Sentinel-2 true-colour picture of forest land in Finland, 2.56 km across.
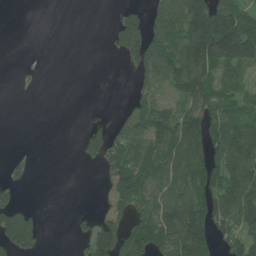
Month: June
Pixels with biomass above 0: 52%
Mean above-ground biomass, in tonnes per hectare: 66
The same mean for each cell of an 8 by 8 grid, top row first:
0 0 0 11 53 131 183 172
0 0 0 27 137 120 179 181
4 0 0 0 69 99 96 45
0 0 0 8 92 57 91 79
1 0 28 84 87 111 97 116
21 0 0 81 102 90 95 113
68 0 3 71 73 112 148 122
132 4 29 119 127 158 131 81
